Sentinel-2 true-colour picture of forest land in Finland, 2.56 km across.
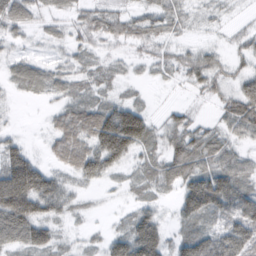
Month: February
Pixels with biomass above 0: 81%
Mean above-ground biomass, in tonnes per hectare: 58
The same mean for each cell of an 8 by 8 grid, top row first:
63 28 38 56 54 57 20 8
16 15 31 23 38 32 30 30
40 49 39 27 13 21 60 44
5 19 76 104 56 29 8 88
41 29 90 169 85 76 80 37
183 82 67 43 51 79 109 86
157 86 22 6 49 46 119 101
74 69 17 62 162 52 93 93
